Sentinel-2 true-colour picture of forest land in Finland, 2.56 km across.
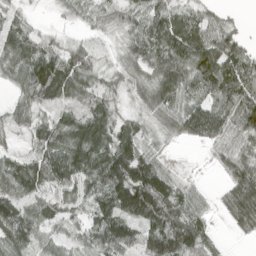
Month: April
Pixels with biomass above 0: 86%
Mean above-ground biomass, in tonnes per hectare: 67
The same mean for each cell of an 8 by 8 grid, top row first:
38 4 26 39 67 66 50 5
70 54 33 10 83 109 107 64
60 127 79 25 49 112 109 93
49 36 48 45 40 79 93 111
15 71 94 83 59 19 40 67
81 89 67 126 128 34 5 89
79 61 39 102 136 118 30 97
95 50 44 106 74 146 48 12
